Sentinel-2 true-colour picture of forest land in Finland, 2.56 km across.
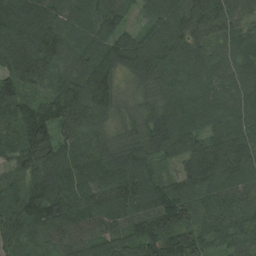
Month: August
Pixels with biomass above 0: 99%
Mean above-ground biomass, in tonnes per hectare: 126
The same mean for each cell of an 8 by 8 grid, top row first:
168 149 107 122 51 130 129 93
174 159 95 115 143 140 95 93
120 78 117 96 104 126 87 92
136 143 136 79 73 124 125 110
106 158 95 92 134 158 143 144
71 150 135 177 181 81 176 119
194 191 164 158 160 170 102 102
135 103 97 111 165 152 84 117
